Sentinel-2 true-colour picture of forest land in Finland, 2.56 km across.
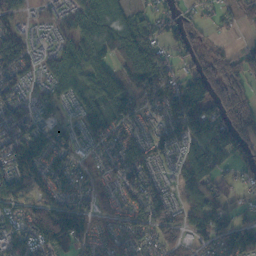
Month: October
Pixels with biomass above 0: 84%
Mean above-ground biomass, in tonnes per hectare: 77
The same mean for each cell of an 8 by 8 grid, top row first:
64 18 87 108 41 50 25 52
82 25 119 110 127 50 38 25
68 46 78 134 146 59 126 82
68 37 63 84 45 101 125 103
98 87 57 79 53 54 143 92
94 83 63 49 80 49 95 25
68 98 95 47 100 56 132 37
87 131 93 49 76 65 80 133
